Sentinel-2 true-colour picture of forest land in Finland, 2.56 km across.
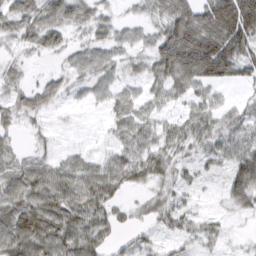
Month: March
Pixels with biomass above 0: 81%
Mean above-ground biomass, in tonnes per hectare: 51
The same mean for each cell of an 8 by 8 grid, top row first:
75 66 52 26 25 107 107 202
29 46 28 43 35 159 174 105
31 26 32 38 42 91 92 42
47 30 8 35 37 21 48 34
21 17 8 23 50 40 38 49
70 69 69 62 40 29 13 64
61 75 70 43 23 31 7 35
94 76 77 28 18 23 25 7
